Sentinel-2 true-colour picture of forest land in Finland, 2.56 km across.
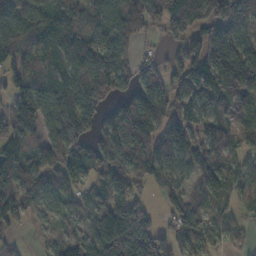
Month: November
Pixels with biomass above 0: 82%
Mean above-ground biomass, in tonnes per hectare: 95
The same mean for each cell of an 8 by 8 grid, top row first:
68 87 72 84 108 139 129 148
115 85 106 114 24 45 167 120
87 80 101 120 91 82 164 181
135 109 113 62 160 72 72 123
112 90 94 125 137 121 66 59
106 106 93 95 98 67 104 98
111 60 59 106 63 76 60 46
21 19 63 126 125 84 83 41
